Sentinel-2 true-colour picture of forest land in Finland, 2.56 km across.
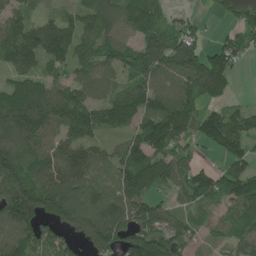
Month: June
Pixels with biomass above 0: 83%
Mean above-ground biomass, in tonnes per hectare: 106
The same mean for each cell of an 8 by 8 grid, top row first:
69 43 88 110 153 28 13 63
131 132 95 104 138 128 65 84
94 82 99 79 122 112 222 15
184 149 122 152 143 158 68 59
118 96 106 49 141 99 76 109
142 135 139 111 172 111 88 139
187 142 151 144 115 59 53 97
119 84 75 119 129 91 39 74
